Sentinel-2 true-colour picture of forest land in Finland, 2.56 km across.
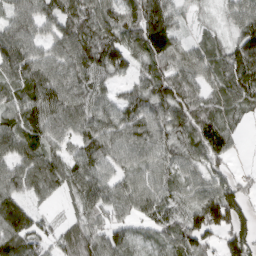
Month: March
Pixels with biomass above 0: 90%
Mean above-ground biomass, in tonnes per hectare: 78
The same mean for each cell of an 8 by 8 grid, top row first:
69 69 98 79 98 58 20 80
98 60 99 99 79 71 63 106
82 100 91 57 66 100 73 114
73 100 95 78 95 95 87 60
89 76 72 90 89 73 94 23
86 95 85 64 67 66 64 27
92 22 53 77 69 62 135 94
99 46 97 83 39 79 55 101
